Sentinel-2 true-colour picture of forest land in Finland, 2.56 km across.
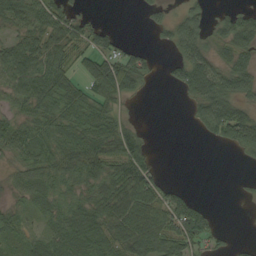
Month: September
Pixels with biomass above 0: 68%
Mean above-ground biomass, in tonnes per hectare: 46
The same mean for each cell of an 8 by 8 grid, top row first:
58 74 36 0 10 25 29 44
68 64 48 49 19 40 45 69
71 76 39 100 36 30 75 59
36 60 66 48 1 0 72 69
65 54 75 60 41 0 10 53
25 51 55 56 73 2 0 4
21 37 50 62 86 79 19 0
22 47 69 69 86 78 44 9
